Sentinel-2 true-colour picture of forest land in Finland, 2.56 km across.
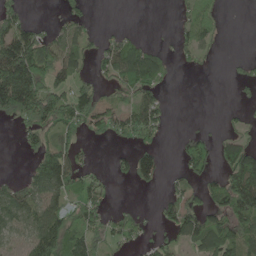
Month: May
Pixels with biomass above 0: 52%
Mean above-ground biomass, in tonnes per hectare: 59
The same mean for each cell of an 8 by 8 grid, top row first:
61 4 38 0 0 13 42 0
148 92 65 63 52 31 29 1
233 94 52 49 97 7 0 27
100 130 105 63 91 4 0 14
11 80 45 19 43 18 46 94
21 141 68 24 67 21 49 158
96 91 66 23 11 65 70 133
34 110 90 43 33 62 115 98
